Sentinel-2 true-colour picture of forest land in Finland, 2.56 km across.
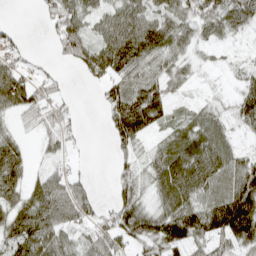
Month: April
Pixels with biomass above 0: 73%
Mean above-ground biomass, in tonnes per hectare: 57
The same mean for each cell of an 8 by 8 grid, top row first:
0 35 71 63 73 56 64 75
31 11 85 100 95 55 22 8
71 29 13 66 64 45 4 29
40 45 9 66 120 21 36 65
38 23 12 38 25 64 91 22
54 45 23 22 35 108 101 95
59 88 80 47 58 93 88 155
76 85 44 69 88 92 79 82
